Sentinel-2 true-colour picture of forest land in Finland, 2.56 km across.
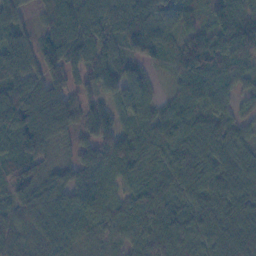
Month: November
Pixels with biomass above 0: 94%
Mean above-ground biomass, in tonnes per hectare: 74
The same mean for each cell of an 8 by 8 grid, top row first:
66 67 106 88 125 60 49 81
90 84 101 62 102 71 105 126
91 85 38 63 50 60 91 44
102 115 63 51 57 77 68 44
69 44 51 100 68 85 95 65
48 58 66 63 67 91 81 91
52 57 79 47 78 79 78 78
55 62 56 47 70 86 68 108
